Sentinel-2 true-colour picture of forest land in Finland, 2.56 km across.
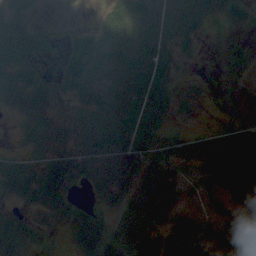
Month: August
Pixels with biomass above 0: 73%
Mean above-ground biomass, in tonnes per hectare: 36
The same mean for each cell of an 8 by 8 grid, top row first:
53 6 4 39 57 38 31 31
76 26 41 53 49 21 26 16
49 24 54 44 37 37 15 4
25 33 26 47 30 28 0 6
11 36 49 55 66 33 30 32
60 59 38 57 74 22 29 63
17 37 26 45 49 35 15 15
55 6 35 70 31 46 42 29
